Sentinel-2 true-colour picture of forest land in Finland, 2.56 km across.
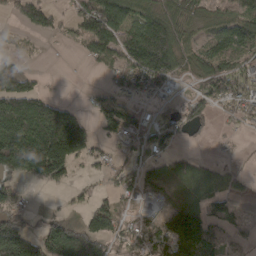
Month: April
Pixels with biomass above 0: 64%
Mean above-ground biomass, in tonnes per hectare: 76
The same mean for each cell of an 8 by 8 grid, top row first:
45 72 70 148 91 77 54 87
35 3 27 100 163 113 68 70
123 8 1 36 91 51 104 91
149 129 40 77 24 48 54 60
198 246 163 38 64 37 14 10
99 126 19 42 60 63 61 22
74 10 27 65 23 79 82 25
171 123 160 81 73 144 129 26
